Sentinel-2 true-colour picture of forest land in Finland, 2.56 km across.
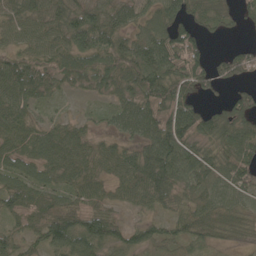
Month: May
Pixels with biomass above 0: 87%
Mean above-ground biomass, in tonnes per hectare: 68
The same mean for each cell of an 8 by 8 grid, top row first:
74 80 87 77 49 67 48 36
60 72 80 81 93 106 34 48
90 61 44 58 101 99 75 55
82 24 14 39 82 95 63 84
67 80 61 39 66 100 65 82
69 56 71 53 100 91 63 70
64 77 76 46 42 59 69 57
51 84 117 87 73 57 47 30
